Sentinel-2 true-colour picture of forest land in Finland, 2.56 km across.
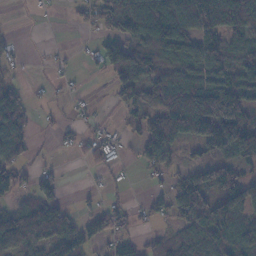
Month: November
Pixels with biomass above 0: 62%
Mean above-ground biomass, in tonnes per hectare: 65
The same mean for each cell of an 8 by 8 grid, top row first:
0 4 28 120 153 145 125 90
10 4 7 75 123 116 93 55
20 12 7 46 91 86 83 88
129 11 13 13 68 138 159 130
92 5 39 37 70 64 48 127
60 6 3 17 14 35 93 65
59 106 20 47 24 76 110 103
147 99 76 50 28 47 84 89
